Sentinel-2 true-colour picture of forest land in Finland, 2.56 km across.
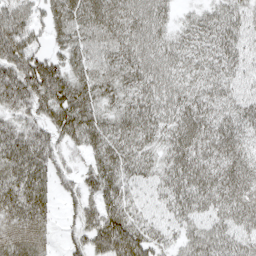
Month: April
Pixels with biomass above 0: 91%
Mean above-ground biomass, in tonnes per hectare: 54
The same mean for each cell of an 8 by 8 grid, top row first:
56 41 66 63 60 25 36 42
67 35 53 57 61 48 44 45
75 91 56 56 60 47 45 36
50 63 78 47 65 60 53 50
65 55 48 64 52 67 66 53
63 45 37 62 43 66 69 70
63 36 42 60 32 52 51 72
44 19 34 92 63 36 65 52
